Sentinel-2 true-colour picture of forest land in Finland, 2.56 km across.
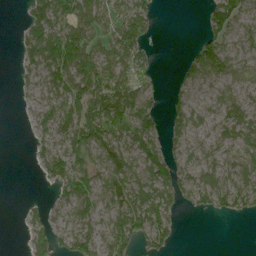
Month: June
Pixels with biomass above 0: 66%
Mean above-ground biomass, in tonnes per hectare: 55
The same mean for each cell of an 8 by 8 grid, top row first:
3 106 110 70 80 0 40 56
20 105 119 69 53 0 62 39
13 57 95 78 39 27 76 62
2 42 84 97 83 52 45 76
0 36 88 74 78 47 56 84
0 42 85 79 74 83 85 87
1 27 57 58 104 44 38 48
0 69 72 64 60 22 0 0
